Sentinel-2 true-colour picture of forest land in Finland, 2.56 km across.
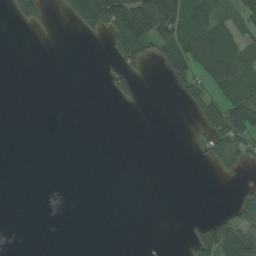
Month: August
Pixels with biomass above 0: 25%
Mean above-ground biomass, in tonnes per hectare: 32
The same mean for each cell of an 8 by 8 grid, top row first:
44 13 94 143 194 132 95 43
0 0 0 44 83 105 126 62
0 0 0 34 8 60 73 87
0 0 0 0 0 0 70 135
0 0 0 0 0 0 38 62
0 0 0 0 0 0 1 15
0 0 0 0 0 0 1 45
0 0 0 0 0 0 120 132
